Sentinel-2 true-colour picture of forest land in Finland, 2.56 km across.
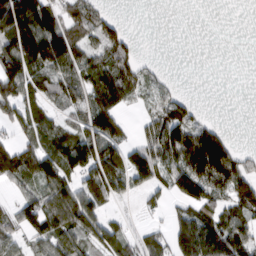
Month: March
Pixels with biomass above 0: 64%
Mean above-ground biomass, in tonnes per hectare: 74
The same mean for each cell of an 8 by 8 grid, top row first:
208 114 72 30 0 0 0 0
145 197 80 98 4 0 0 0
138 65 67 117 47 9 0 0
83 52 51 115 18 68 6 0
65 61 114 122 65 140 177 17
95 104 93 170 69 107 169 98
59 100 135 30 27 34 76 90
48 79 75 87 58 121 154 82
